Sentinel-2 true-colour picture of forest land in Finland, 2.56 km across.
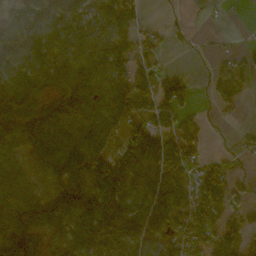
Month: October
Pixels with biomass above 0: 73%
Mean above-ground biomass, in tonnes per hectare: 68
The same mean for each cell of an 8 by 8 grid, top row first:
48 76 65 72 31 6 5 0
71 81 78 76 39 9 8 15
84 75 88 79 71 55 19 68
130 71 83 89 46 86 10 14
75 97 93 42 118 84 24 13
53 53 89 147 90 86 80 27
107 97 117 102 107 96 126 48
100 39 93 72 73 72 68 86
